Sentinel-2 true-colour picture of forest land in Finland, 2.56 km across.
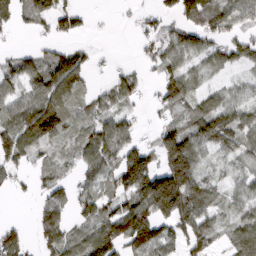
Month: March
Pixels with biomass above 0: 70%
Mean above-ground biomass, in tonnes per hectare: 65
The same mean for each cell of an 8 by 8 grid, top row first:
51 72 40 3 26 57 94 58
20 28 32 3 29 57 51 61
67 104 70 39 29 88 33 24
80 140 34 54 13 48 83 63
103 60 47 97 42 160 86 70
34 31 36 70 167 190 34 34
0 70 53 62 134 150 71 42
73 69 58 122 130 58 83 75
